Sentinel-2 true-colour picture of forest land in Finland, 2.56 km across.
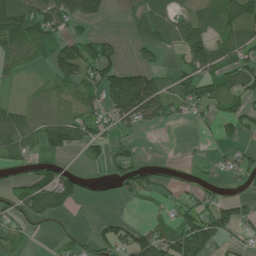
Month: June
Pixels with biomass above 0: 53%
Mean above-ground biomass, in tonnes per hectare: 50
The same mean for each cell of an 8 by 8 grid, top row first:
107 98 107 13 57 60 72 83
48 56 65 44 33 48 96 83
6 20 72 106 96 47 76 66
39 20 48 72 100 38 29 62
58 55 64 39 6 0 4 21
16 61 28 40 55 9 8 36
51 88 7 0 9 36 56 51
27 3 21 79 84 108 88 27
